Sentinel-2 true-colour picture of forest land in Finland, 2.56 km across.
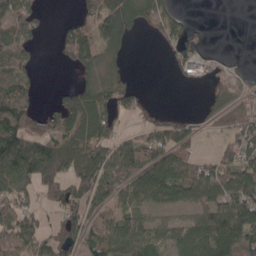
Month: April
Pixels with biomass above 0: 64%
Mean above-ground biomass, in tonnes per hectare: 75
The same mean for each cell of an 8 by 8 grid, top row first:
136 13 41 138 80 57 2 0
98 3 116 69 0 67 24 0
88 0 26 49 4 27 50 36
134 42 123 79 37 14 34 75
206 130 110 100 73 106 4 93
181 136 112 108 103 121 95 107
93 30 94 72 61 52 83 119
71 82 98 111 92 68 116 96
